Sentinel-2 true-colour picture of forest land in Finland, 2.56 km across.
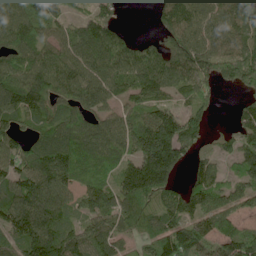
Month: June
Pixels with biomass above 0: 86%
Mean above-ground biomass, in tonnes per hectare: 107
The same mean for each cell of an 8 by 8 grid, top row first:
110 128 46 54 0 111 93 111
116 94 115 128 74 102 94 104
132 136 108 110 144 103 78 135
129 112 101 58 102 93 62 55
83 111 130 132 187 191 33 79
120 180 110 93 255 76 79 64
131 152 71 119 119 89 98 71
117 174 111 92 71 137 117 130
